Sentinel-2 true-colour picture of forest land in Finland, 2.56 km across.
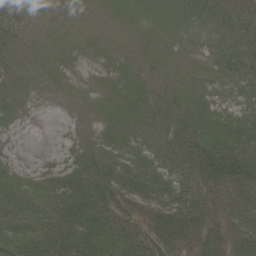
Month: June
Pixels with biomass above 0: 92%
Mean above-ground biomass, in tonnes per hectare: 32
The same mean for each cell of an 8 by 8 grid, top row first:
38 16 12 14 10 24 38 55
30 16 11 9 13 13 17 47
21 10 4 11 18 21 17 31
10 1 4 14 25 37 26 21
2 0 7 18 21 52 76 61
18 12 37 48 38 43 79 81
33 31 54 49 45 75 63 68
38 53 64 44 42 63 55 65
